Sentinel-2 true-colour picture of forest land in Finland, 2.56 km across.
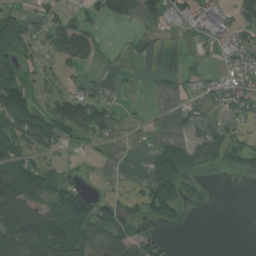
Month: July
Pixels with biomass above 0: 50%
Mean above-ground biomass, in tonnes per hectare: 53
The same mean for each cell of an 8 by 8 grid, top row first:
60 33 29 56 50 44 50 58
105 34 95 12 9 3 12 52
127 30 31 9 6 19 23 47
156 72 98 51 12 17 22 50
110 65 20 18 26 63 60 67
136 87 20 10 25 128 15 29
94 84 174 68 50 74 16 0
95 121 100 111 80 6 0 0
